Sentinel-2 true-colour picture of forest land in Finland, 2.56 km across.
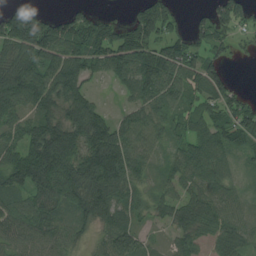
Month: August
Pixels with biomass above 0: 83%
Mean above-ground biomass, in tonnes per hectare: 79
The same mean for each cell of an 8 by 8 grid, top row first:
98 59 66 22 105 57 53 80
105 111 104 141 116 97 72 19
144 113 101 48 139 104 111 7
73 84 123 28 64 60 68 94
74 173 107 132 73 43 76 69
102 124 138 143 47 50 64 26
65 85 88 92 48 60 63 41
66 66 34 77 39 35 42 61
